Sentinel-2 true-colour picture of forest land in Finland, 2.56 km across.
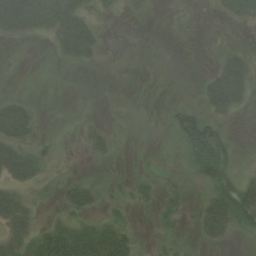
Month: August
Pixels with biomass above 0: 40%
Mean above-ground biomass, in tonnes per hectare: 17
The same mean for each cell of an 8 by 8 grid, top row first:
58 49 36 4 4 0 1 16
0 5 50 0 0 0 0 8
0 0 0 0 0 0 19 36
40 1 1 0 0 25 26 10
37 10 9 11 1 17 85 6
28 10 10 6 10 4 51 22
36 6 26 16 7 15 29 55
31 39 45 46 6 15 16 6
